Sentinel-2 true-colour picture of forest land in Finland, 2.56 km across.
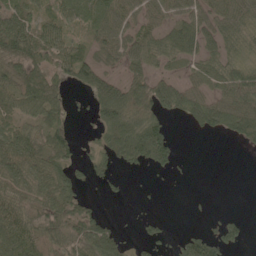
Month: May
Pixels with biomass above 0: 65%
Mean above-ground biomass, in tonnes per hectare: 51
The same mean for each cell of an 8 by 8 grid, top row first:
69 45 53 64 48 53 63 66
95 72 39 55 55 69 44 40
86 86 57 55 77 44 42 69
49 61 5 90 77 53 93 98
80 62 18 68 121 31 0 37
69 79 32 24 7 9 0 0
69 67 52 1 4 0 5 3
90 76 63 61 27 23 68 36
